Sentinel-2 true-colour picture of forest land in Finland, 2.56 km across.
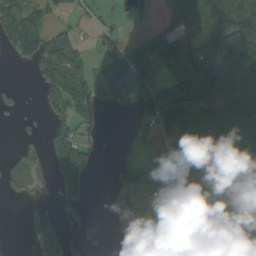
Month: September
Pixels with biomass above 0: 58%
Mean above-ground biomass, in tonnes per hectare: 68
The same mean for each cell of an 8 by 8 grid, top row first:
145 57 25 14 37 51 99 106
79 124 72 66 56 75 176 169
5 95 116 75 65 113 191 96
28 45 93 19 73 180 133 118
24 57 76 1 33 61 117 119
72 43 98 29 48 38 77 136
0 23 36 11 8 23 19 92
1 135 32 4 69 42 18 38
